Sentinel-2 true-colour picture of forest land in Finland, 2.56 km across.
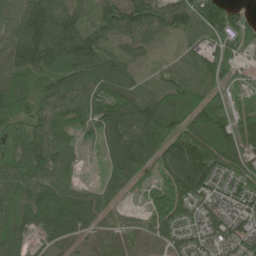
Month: June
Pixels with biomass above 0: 90%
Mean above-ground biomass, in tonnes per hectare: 95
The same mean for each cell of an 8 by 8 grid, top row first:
81 185 76 103 137 136 180 71
123 169 148 63 60 21 80 83
100 81 101 138 39 97 86 42
121 72 76 156 140 93 118 69
104 89 45 70 117 133 130 103
84 65 16 105 64 139 143 108
104 124 94 53 42 121 96 86
76 66 64 70 64 71 69 102
